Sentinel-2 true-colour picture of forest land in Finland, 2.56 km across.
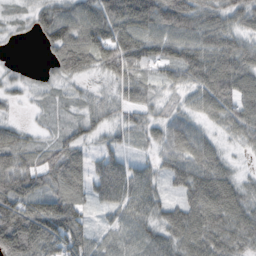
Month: October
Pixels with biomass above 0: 88%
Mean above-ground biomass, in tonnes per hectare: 62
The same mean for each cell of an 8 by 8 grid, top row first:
21 53 69 75 85 112 66 65
4 23 73 44 66 79 77 69
19 22 30 38 39 51 67 81
8 16 30 33 41 35 39 83
78 34 59 27 31 75 50 32
104 72 85 110 60 65 91 29
113 96 63 60 75 55 101 72
142 111 85 50 66 78 90 74
